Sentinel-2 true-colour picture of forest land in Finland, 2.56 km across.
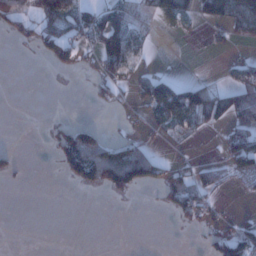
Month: January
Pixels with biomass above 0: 33%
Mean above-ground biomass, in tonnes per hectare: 40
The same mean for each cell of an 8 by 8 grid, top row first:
67 141 81 74 61 102 80 94
6 78 39 111 52 0 6 7
0 0 3 63 61 47 19 61
0 0 0 6 29 104 109 81
2 10 142 69 40 9 0 84
19 0 72 119 97 47 37 53
0 0 0 0 1 46 35 5
0 0 0 0 0 0 22 81
